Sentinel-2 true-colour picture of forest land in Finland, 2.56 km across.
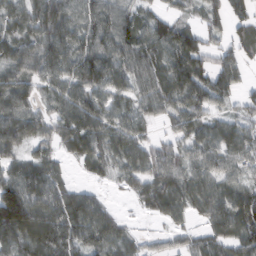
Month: February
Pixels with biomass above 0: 85%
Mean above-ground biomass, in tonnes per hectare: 64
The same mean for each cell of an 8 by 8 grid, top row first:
51 96 76 75 49 42 56 45
50 80 77 81 76 107 57 57
68 62 90 87 62 93 74 46
63 44 84 61 45 64 56 35
49 40 72 69 56 46 67 76
69 71 12 28 62 60 67 46
178 88 93 23 24 47 68 95
72 92 79 66 21 29 57 79
